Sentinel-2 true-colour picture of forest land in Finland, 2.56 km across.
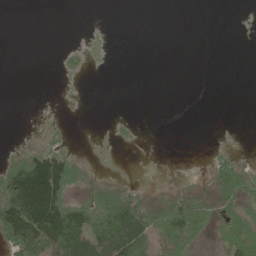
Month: June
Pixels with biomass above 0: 31%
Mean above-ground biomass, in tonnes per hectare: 28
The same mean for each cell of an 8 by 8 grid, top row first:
0 0 0 0 0 0 0 0
0 0 5 0 0 0 0 0
0 0 2 0 0 0 0 0
0 0 0 0 0 0 0 0
3 16 1 3 0 0 1 0
108 183 24 1 0 1 15 61
142 176 74 104 50 71 46 50
81 116 103 105 59 92 17 87
